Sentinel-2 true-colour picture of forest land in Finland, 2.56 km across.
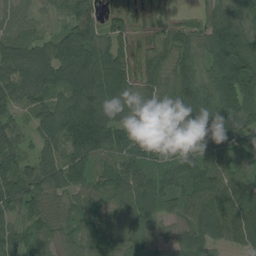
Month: August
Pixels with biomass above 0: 92%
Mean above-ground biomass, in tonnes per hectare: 85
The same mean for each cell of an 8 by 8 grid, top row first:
27 22 88 34 20 16 65 107
86 78 144 92 28 88 100 163
89 106 150 136 57 87 87 172
42 99 163 120 56 107 124 137
76 87 121 105 79 82 82 135
103 84 80 78 75 72 111 103
76 51 64 62 68 51 136 138
46 44 50 40 52 43 77 88
